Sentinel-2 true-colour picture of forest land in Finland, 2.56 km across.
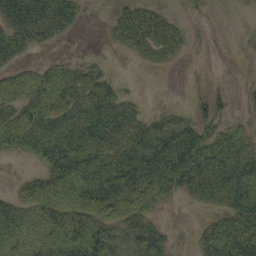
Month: September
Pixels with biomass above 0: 70%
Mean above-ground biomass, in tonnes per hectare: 62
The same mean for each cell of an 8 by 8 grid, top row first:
105 95 30 25 73 19 8 6
73 22 1 17 59 48 5 5
61 78 72 27 1 1 4 4
81 101 85 94 26 24 31 10
88 130 128 88 94 117 85 64
9 85 116 109 115 111 104 96
68 86 92 98 76 6 29 91
70 73 96 64 80 13 79 118
